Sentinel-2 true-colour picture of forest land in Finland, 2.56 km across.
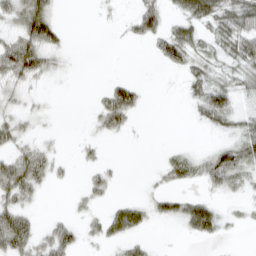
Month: March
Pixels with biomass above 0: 48%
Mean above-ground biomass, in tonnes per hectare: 20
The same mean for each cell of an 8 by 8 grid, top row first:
35 40 0 3 40 20 47 54
53 38 0 0 3 50 22 42
35 10 0 13 3 1 34 27
21 7 0 49 6 0 42 26
23 11 7 1 1 3 6 37
55 27 3 12 1 26 33 26
37 1 7 17 21 25 35 6
54 30 16 21 11 1 13 2
